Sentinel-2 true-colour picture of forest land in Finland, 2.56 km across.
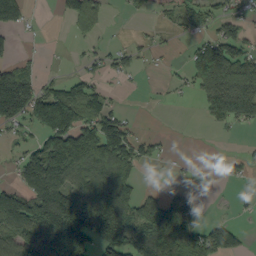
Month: September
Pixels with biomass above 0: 51%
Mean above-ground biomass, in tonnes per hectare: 74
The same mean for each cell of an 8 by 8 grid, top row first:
102 1 96 10 15 41 46 48
20 3 9 28 21 8 119 75
131 20 45 16 8 13 162 216
123 171 114 55 1 0 59 126
30 109 177 149 40 3 0 7
43 209 141 179 14 7 3 19
145 170 138 153 80 100 11 6
116 99 138 115 121 136 117 53
